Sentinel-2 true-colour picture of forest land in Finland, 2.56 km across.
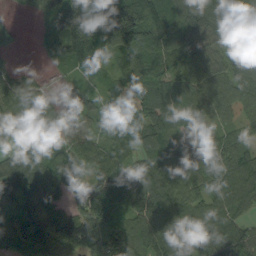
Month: September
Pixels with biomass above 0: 89%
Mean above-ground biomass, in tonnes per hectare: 84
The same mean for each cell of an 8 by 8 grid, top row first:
8 53 110 154 207 118 129 110
13 36 87 79 106 101 71 102
56 13 27 40 94 69 84 105
93 59 38 44 71 63 60 62
58 66 73 76 61 84 66 71
146 111 64 84 109 108 78 130
105 82 61 82 97 100 79 75
95 91 100 128 114 88 108 104
